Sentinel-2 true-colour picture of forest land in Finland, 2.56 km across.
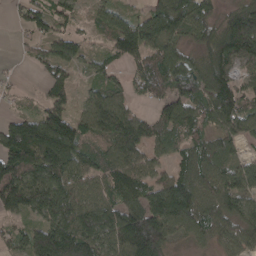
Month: April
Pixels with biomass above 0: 85%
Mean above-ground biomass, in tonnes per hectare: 92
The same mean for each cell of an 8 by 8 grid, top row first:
25 83 43 88 66 138 82 140
10 65 59 66 133 76 100 156
12 59 27 51 92 111 114 71
31 98 51 121 28 97 82 96
174 196 120 95 95 62 63 48
144 135 84 88 75 80 84 114
94 119 92 97 115 168 88 86
55 195 159 110 201 51 57 76
